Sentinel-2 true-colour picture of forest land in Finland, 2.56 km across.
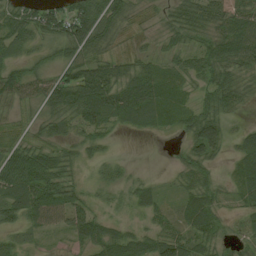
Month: August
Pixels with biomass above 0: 80%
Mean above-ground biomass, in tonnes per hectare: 41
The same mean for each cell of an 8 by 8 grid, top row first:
55 70 81 51 10 32 49 50
37 26 52 23 13 28 42 72
53 46 79 68 62 37 40 34
25 39 67 72 72 50 45 13
37 38 28 9 0 10 73 46
85 72 19 16 10 16 28 48
57 77 44 9 31 28 60 19
21 7 35 56 40 61 39 20
